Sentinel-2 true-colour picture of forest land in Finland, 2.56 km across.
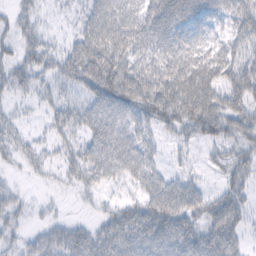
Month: February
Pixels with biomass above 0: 76%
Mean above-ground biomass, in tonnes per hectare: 48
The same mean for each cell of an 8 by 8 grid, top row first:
24 11 27 86 63 66 51 56
25 31 57 84 47 66 54 46
41 33 67 101 66 71 68 65
14 24 52 79 65 80 90 61
31 19 44 79 46 21 34 48
8 13 41 45 49 25 13 47
24 7 7 32 58 66 51 52
23 43 62 69 69 72 74 41
